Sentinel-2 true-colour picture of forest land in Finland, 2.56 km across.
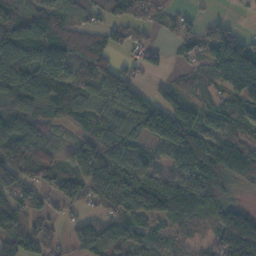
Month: November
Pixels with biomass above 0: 82%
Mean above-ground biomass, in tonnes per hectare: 84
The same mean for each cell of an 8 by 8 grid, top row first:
59 76 30 65 58 33 12 7
170 151 67 61 49 36 85 112
128 137 74 91 22 22 40 204
75 50 63 81 112 135 53 81
115 48 67 98 69 162 119 105
82 74 112 122 93 85 147 70
67 35 45 77 121 134 99 71
86 52 79 91 72 38 57 264
